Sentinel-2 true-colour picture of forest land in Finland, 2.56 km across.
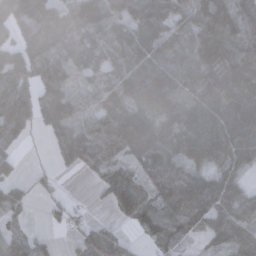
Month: November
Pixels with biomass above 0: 82%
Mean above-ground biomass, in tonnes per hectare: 67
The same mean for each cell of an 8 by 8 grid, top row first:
88 116 137 107 83 63 82 70
78 82 64 68 70 50 82 96
83 62 26 49 78 64 78 99
78 78 49 83 81 85 87 95
19 15 94 101 96 65 77 86
32 19 11 84 68 78 51 36
52 24 15 38 100 82 97 67
57 17 32 65 27 59 35 91
